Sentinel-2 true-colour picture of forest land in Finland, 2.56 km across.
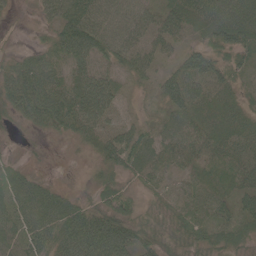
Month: June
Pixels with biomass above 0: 92%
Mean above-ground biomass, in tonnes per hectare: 48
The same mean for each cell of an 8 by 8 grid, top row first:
7 27 70 59 41 51 59 66
11 39 86 65 35 25 51 56
78 66 54 41 21 64 66 29
51 87 90 48 16 54 49 40
6 8 23 61 63 50 51 45
46 13 6 38 42 23 37 46
58 67 45 65 29 39 44 42
63 68 91 104 42 42 44 41
